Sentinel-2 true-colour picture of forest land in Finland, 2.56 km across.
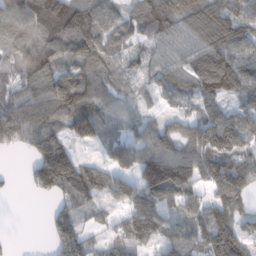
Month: February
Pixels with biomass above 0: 83%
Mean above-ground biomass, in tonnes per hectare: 93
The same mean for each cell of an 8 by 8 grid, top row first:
110 141 147 73 93 122 118 90
95 120 136 83 57 74 116 99
82 115 126 85 36 77 120 113
119 129 137 82 44 41 71 68
65 134 62 52 92 89 146 110
8 181 135 75 120 169 103 138
0 23 68 41 110 83 101 74
4 35 129 65 101 93 138 102
